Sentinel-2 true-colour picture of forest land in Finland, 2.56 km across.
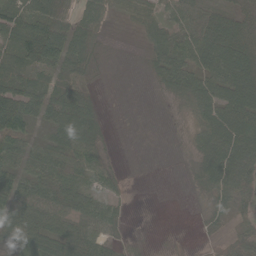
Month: May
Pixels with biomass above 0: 75%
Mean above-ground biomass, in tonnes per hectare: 52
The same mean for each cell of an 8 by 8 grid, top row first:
70 62 57 31 48 48 58 61
79 91 89 5 23 71 83 92
60 37 60 4 7 79 76 95
87 68 104 4 1 9 70 97
45 47 80 16 1 7 85 107
57 78 65 39 1 2 71 125
71 80 69 38 0 0 29 44
63 81 87 35 6 4 16 60
